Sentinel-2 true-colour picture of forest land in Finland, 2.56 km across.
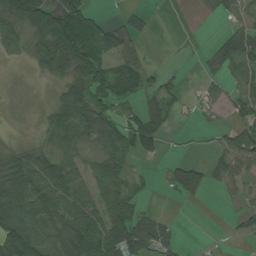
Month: August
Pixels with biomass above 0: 62%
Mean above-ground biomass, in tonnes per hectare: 39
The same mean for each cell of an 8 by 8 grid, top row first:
62 92 78 8 17 3 19 22
23 45 79 58 13 0 14 78
5 20 48 68 37 14 10 19
5 33 89 36 43 13 2 48
20 25 34 51 36 3 6 74
58 74 53 68 11 33 33 33
68 75 71 62 16 1 1 15
93 66 80 86 80 27 2 8
